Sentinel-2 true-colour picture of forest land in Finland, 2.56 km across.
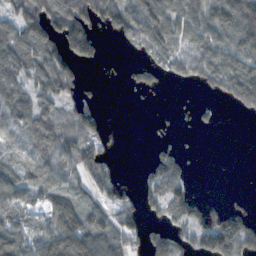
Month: November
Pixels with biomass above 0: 62%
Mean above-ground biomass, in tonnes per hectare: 64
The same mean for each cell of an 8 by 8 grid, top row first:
63 120 139 96 109 81 95 154
99 102 131 2 55 68 79 91
88 93 45 2 36 27 63 116
84 72 81 1 1 5 11 23
43 95 104 14 0 17 0 0
64 68 55 54 23 72 0 0
75 65 75 62 56 71 34 32
98 88 142 99 55 73 97 138
